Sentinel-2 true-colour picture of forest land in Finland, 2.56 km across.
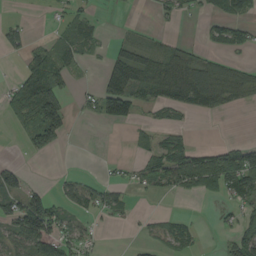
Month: August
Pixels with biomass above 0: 42%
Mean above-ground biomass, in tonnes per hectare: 40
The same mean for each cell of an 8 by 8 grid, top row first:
5 5 37 1 1 25 21 38
37 32 39 25 40 29 19 30
27 90 6 136 75 91 91 61
43 140 12 94 19 32 33 6
2 78 0 0 20 58 15 31
65 1 5 5 39 82 95 133
74 83 31 29 1 1 1 36
61 85 41 0 12 44 1 64
